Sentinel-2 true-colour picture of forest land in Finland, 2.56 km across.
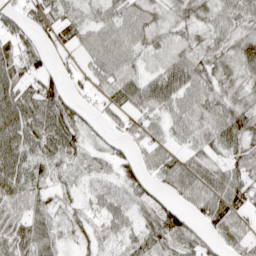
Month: April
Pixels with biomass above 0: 85%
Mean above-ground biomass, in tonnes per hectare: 51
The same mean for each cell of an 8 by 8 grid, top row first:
36 66 34 55 49 42 39 47
57 34 39 66 49 52 52 60
73 51 25 57 63 83 50 42
85 83 40 35 53 52 53 72
76 65 56 26 49 33 44 61
64 35 29 45 42 65 60 59
58 34 35 65 48 46 75 63
53 42 31 44 59 48 29 44
